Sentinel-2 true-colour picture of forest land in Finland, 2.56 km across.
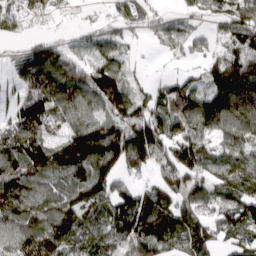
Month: April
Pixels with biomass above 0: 84%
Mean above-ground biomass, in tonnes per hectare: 115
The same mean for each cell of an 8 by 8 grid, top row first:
119 55 15 58 70 48 66 125
30 103 90 94 13 73 63 96
87 127 133 162 47 81 106 134
115 153 113 131 146 125 147 113
143 99 159 211 212 166 100 103
150 105 125 149 56 151 110 120
150 112 187 138 196 157 80 125
97 183 110 133 181 115 102 86
